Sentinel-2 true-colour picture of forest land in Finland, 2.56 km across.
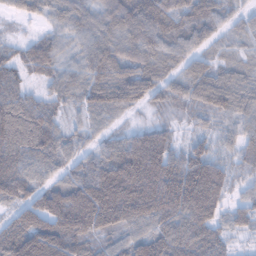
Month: February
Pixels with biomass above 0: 95%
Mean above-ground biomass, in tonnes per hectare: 90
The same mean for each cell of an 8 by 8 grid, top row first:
32 44 80 109 117 94 78 61
44 86 62 103 114 71 61 25
51 53 67 92 100 77 101 59
110 78 39 80 41 37 77 77
114 103 50 55 133 51 52 56
130 55 87 102 197 137 172 47
91 132 166 180 160 140 162 52
154 169 99 52 85 116 91 22
